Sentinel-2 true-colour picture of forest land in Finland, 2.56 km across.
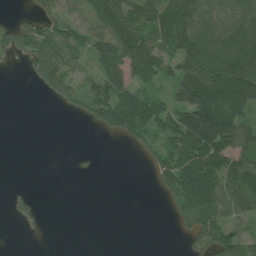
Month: July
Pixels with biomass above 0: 56%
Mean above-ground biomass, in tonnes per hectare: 64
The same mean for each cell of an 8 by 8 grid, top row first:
16 72 55 120 111 131 84 90
51 134 67 115 118 105 113 138
0 101 49 87 66 97 161 156
0 0 40 142 106 129 197 85
0 0 0 2 43 106 207 109
0 0 7 0 3 131 135 101
18 1 0 0 0 34 92 63
0 1 0 0 0 4 78 52
